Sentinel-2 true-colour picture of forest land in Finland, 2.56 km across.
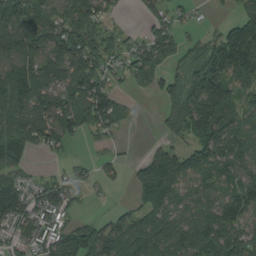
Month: August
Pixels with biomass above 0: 76%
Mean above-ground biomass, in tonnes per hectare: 100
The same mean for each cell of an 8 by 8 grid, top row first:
164 90 125 44 47 47 9 76
136 134 170 54 98 91 83 232
119 103 165 57 38 64 229 106
120 157 141 134 3 113 223 81
135 98 23 30 6 44 163 102
65 40 56 34 76 118 102 92
152 110 34 16 79 84 111 112
77 102 158 127 144 141 173 135
